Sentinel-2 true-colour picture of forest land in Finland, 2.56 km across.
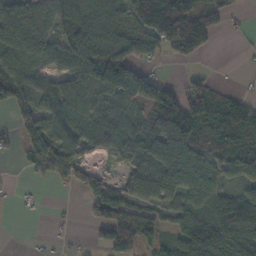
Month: November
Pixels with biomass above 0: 71%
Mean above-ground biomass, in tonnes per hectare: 70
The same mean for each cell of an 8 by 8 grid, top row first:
90 68 114 88 117 154 65 14
109 73 129 141 86 66 40 4
109 50 67 174 108 5 29 4
53 69 71 71 48 87 83 84
35 91 58 62 79 97 66 81
3 44 59 22 79 81 91 58
7 3 12 126 65 69 94 164
0 5 4 52 52 72 194 115
